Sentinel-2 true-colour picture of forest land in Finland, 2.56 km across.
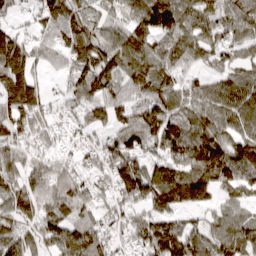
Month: March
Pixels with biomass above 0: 86%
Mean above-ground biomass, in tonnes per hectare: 87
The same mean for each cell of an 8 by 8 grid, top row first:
35 83 78 54 104 106 73 75
116 66 117 93 94 94 81 62
130 28 115 83 97 78 51 80
99 58 62 69 88 94 86 104
71 48 48 74 81 120 134 100
80 95 73 88 112 121 132 114
90 85 95 62 73 82 52 54
102 87 137 68 87 130 96 108
